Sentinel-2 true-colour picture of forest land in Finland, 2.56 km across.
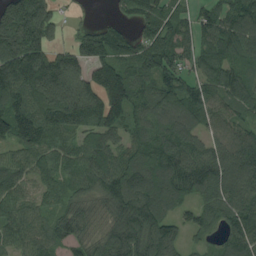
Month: August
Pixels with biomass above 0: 89%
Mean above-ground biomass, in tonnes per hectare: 118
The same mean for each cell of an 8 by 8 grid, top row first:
219 149 21 35 83 71 85 121
224 145 135 149 90 96 86 90
195 229 175 187 70 96 97 109
167 175 205 142 90 128 103 76
109 128 97 95 106 125 87 128
112 91 116 155 158 145 136 136
113 68 79 116 169 68 81 135
103 94 78 117 125 77 34 120
